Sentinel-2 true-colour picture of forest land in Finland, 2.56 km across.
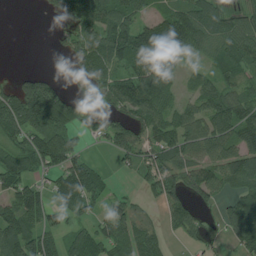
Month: July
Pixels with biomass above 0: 72%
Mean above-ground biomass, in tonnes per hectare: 75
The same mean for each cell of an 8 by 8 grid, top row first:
0 23 134 111 46 117 97 53
0 2 67 108 130 121 63 87
50 75 41 89 142 50 54 51
140 170 81 65 110 71 83 78
67 133 37 69 74 88 93 74
84 51 122 23 46 83 87 87
99 73 70 44 18 62 31 92
117 70 71 87 81 15 36 76
